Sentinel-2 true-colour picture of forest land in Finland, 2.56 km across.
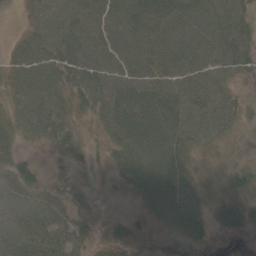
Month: May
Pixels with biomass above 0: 84%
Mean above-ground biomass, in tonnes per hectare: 42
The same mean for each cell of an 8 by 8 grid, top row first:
5 54 53 54 57 49 47 38
26 56 62 50 51 49 50 45
43 63 54 57 52 46 46 16
43 69 28 71 75 60 55 29
29 33 22 44 81 55 28 6
53 14 6 25 68 56 14 30
59 57 26 12 25 67 27 39
67 60 34 26 24 20 13 6
